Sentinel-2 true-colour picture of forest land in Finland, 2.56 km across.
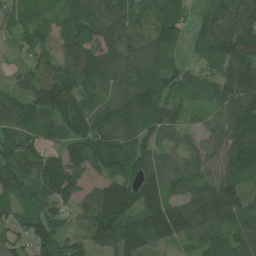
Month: June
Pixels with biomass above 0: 94%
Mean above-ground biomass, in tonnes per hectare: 103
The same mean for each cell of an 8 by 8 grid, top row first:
62 52 132 128 72 80 66 113
38 70 116 119 98 79 101 143
44 105 111 97 109 90 60 131
92 116 135 115 136 95 60 175
102 70 120 134 96 51 71 139
130 143 78 117 134 88 71 127
78 92 66 210 144 117 160 126
67 127 62 154 141 77 92 102
